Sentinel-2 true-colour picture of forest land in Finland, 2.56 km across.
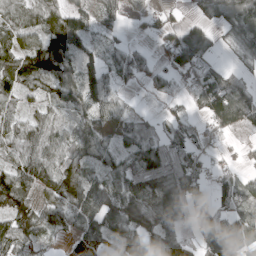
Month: April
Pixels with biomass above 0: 79%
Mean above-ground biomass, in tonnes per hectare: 74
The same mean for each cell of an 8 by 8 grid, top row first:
79 91 72 59 39 15 56 98
92 125 84 31 27 120 56 49
92 81 95 45 36 35 74 38
54 56 61 64 17 30 72 92
90 91 90 50 92 70 30 19
105 95 125 75 136 117 39 52
119 75 124 88 96 98 60 80
89 35 110 83 86 87 97 93
